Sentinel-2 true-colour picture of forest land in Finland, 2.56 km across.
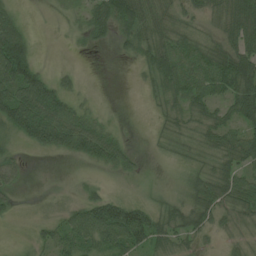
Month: June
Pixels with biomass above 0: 76%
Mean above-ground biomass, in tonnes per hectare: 45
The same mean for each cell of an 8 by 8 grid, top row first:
34 4 26 75 79 53 43 84
107 0 10 15 58 65 49 63
117 51 10 0 22 74 71 90
102 90 37 3 3 42 47 62
20 57 68 58 3 45 50 58
46 4 6 14 8 10 60 57
18 10 45 93 60 45 67 50
3 37 60 70 75 50 19 21
